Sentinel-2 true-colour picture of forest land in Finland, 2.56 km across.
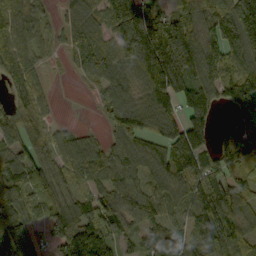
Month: September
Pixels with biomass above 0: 86%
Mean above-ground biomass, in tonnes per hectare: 107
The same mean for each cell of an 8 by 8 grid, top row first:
80 41 87 128 160 105 137 188
96 36 93 92 227 207 141 139
62 24 21 97 148 160 134 162
83 48 0 63 140 106 118 67
102 91 89 80 95 151 82 90
127 102 61 93 92 152 135 90
99 91 103 139 97 62 163 111
172 63 194 118 79 105 127 104
